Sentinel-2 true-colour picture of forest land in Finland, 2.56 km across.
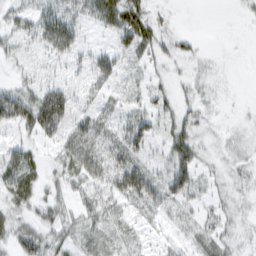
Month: February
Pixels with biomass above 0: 72%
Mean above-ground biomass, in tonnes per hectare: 24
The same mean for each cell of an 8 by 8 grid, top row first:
26 43 29 51 39 6 0 5
18 32 24 16 34 22 4 1
12 19 14 11 13 10 15 1
58 90 22 18 28 26 11 3
24 17 39 29 36 47 11 16
30 15 35 42 52 52 15 14
18 25 22 26 26 21 15 13
27 28 25 25 10 9 29 16
